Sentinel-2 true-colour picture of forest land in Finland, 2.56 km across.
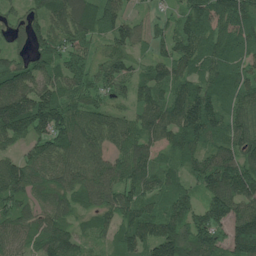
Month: June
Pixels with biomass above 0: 93%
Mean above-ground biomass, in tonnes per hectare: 114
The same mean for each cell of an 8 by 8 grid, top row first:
51 131 149 124 39 66 192 161
60 106 99 90 50 113 131 107
122 101 106 114 80 103 115 123
204 205 105 80 100 143 180 116
87 135 133 93 101 107 110 135
136 92 117 114 111 69 137 174
97 78 77 112 95 106 132 120
87 128 69 70 133 175 145 175
